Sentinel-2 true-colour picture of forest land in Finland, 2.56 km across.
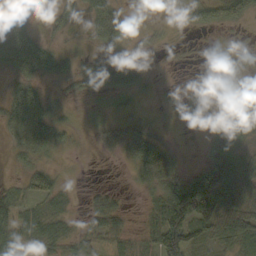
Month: October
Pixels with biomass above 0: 69%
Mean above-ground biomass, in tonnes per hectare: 41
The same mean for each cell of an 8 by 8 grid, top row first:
10 15 21 68 9 31 51 42
77 36 11 31 11 8 2 6
33 23 35 63 35 4 2 8
81 54 8 23 12 9 28 103
36 66 6 29 62 11 53 61
11 45 1 1 45 61 112 80
55 39 12 55 23 128 130 98
70 66 47 43 32 102 55 63
